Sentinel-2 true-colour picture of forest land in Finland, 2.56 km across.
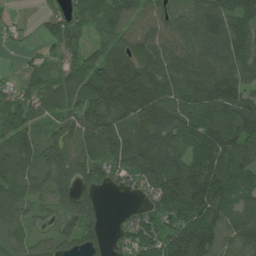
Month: July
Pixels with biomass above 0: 89%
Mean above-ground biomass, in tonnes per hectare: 102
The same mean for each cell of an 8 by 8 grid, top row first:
15 35 65 94 81 68 149 128
13 38 71 92 95 83 98 102
21 83 111 178 162 115 140 96
98 87 125 173 172 113 140 138
109 95 121 134 128 88 124 112
109 114 135 81 111 150 177 111
82 44 138 5 43 121 170 85
69 62 116 44 92 130 159 104
